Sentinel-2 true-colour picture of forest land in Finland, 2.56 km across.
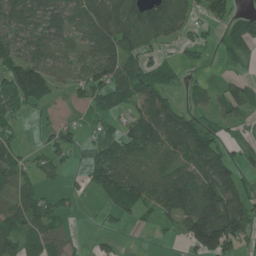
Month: June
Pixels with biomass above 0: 68%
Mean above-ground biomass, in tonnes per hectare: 61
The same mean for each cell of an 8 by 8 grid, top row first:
69 63 71 90 89 86 45 44
59 74 50 100 65 22 24 63
97 83 42 85 98 30 18 30
37 86 74 48 78 68 40 39
34 45 36 69 107 102 86 21
48 21 14 94 91 70 89 58
79 57 7 41 57 73 133 95
66 65 7 16 2 12 159 77
